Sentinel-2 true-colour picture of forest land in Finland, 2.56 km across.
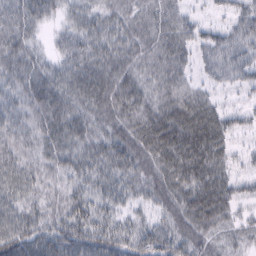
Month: February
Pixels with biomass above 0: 94%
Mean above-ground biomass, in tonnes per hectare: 46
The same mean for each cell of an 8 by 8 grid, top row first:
43 32 39 37 37 41 15 42
42 19 51 46 39 55 44 48
38 51 57 52 37 44 25 35
37 51 45 49 49 63 52 25
40 40 45 53 62 77 68 14
55 34 39 49 48 65 65 31
46 37 47 37 27 53 61 26
71 61 72 65 68 64 35 25
